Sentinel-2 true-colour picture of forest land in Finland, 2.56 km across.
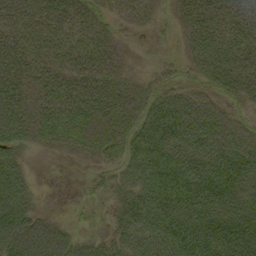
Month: September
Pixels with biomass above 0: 82%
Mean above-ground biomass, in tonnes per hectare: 44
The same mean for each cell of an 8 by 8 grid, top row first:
46 57 45 17 20 20 43 34
41 46 51 29 3 7 53 51
50 40 45 36 15 19 32 44
56 52 62 48 40 70 48 17
44 25 36 39 56 75 77 51
58 0 2 22 49 69 79 64
76 8 7 23 60 58 62 52
79 79 34 42 48 65 68 76
